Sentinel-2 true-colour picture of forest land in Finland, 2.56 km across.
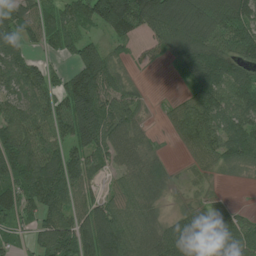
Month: July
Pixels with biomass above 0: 80%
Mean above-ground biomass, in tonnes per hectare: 84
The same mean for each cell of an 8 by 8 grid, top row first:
76 62 72 181 162 181 117 113
72 42 91 38 26 119 145 85
82 72 128 86 5 20 166 122
80 88 169 109 25 46 134 109
112 89 114 79 37 24 88 108
107 133 96 31 81 24 24 20
90 106 77 81 69 12 32 17
28 79 113 153 82 81 101 78
